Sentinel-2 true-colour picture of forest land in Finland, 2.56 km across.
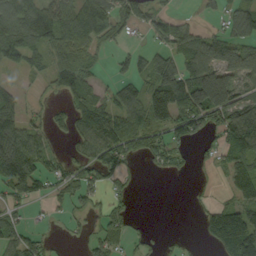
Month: September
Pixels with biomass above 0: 62%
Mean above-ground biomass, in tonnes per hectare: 76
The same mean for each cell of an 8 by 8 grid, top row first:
138 138 146 105 69 44 21 97
129 99 106 31 35 79 103 85
20 36 90 37 72 132 143 86
102 38 81 100 120 132 159 130
137 42 62 123 83 75 32 138
116 67 71 73 12 21 8 98
49 25 42 56 0 0 41 108
91 28 21 69 26 12 44 178
